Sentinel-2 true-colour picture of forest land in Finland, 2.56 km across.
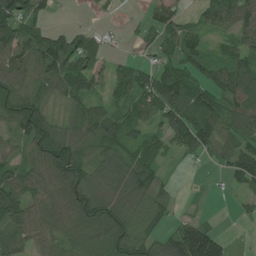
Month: July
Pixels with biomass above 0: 76%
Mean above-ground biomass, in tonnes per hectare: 71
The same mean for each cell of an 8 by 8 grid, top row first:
92 31 1 7 21 58 62 104
94 100 72 11 23 70 42 79
67 55 81 64 77 111 64 89
80 61 56 60 60 100 106 83
46 135 86 70 65 64 82 85
83 99 106 95 99 9 4 91
130 112 112 109 98 23 4 18
79 78 55 83 95 114 129 1
